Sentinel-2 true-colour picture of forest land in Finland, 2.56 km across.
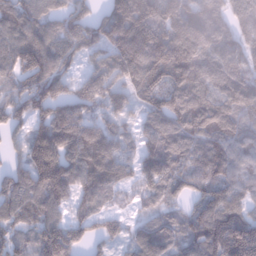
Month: January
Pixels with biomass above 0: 92%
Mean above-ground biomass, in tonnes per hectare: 145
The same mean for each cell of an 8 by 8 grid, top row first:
157 101 118 182 231 205 174 163
180 166 139 175 263 234 193 144
135 173 97 136 210 168 178 155
113 133 128 104 89 172 171 145
54 207 217 155 97 133 161 132
99 182 170 162 113 126 140 127
136 129 88 56 46 52 147 138
80 172 101 76 124 88 186 237
